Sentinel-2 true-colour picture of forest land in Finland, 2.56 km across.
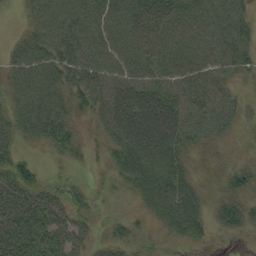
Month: September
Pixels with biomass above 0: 84%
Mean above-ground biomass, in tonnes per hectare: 42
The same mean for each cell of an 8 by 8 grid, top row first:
5 54 53 54 57 49 47 38
26 56 62 50 51 49 50 45
43 63 54 57 52 46 46 16
43 69 28 71 75 60 55 29
29 33 22 44 81 55 28 6
53 14 6 25 68 56 14 30
59 57 26 12 25 67 27 39
67 60 34 26 24 20 13 6
